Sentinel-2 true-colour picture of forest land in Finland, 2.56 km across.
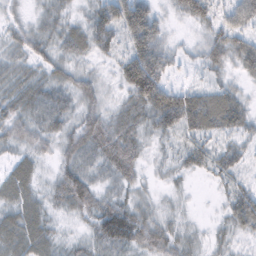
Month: February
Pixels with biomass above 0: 93%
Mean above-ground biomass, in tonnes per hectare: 45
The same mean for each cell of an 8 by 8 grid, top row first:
18 33 23 86 95 23 49 81
37 39 44 40 92 24 53 60
49 45 41 22 135 20 24 24
46 59 43 35 60 110 88 52
33 25 58 66 30 28 44 34
56 19 61 40 20 20 30 31
50 31 48 64 32 15 2 69
59 42 24 72 52 37 21 22
